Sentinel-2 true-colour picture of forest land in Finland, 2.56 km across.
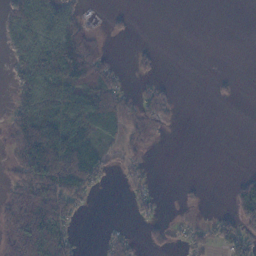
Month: November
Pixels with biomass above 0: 44%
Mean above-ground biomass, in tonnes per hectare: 37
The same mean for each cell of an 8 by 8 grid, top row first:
45 50 27 9 0 0 0 0
33 66 116 3 9 0 0 0
30 83 92 40 18 3 3 4
49 96 108 89 51 11 0 0
76 138 96 28 29 0 0 0
43 115 87 10 20 0 0 17
86 108 24 0 15 5 5 63
94 137 7 26 10 12 31 63
